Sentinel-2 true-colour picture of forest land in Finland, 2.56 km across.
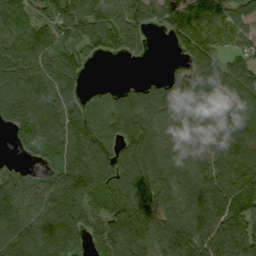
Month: September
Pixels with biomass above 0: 87%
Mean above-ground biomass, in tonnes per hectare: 120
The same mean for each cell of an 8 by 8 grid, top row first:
108 107 126 124 113 143 121 102
119 90 93 77 39 52 128 75
165 114 66 5 25 75 173 130
142 159 107 92 129 127 117 122
42 119 160 96 153 109 113 156
67 101 206 150 149 120 137 146
120 131 143 128 143 116 144 134
134 132 87 175 123 160 195 208
